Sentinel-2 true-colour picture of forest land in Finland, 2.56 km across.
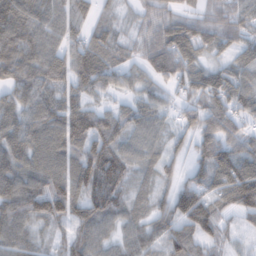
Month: February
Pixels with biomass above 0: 90%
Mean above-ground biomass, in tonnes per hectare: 71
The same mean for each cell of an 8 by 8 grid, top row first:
102 73 60 23 31 45 43 56
110 75 75 60 37 52 38 50
91 95 87 56 43 62 85 79
83 98 90 54 58 33 94 72
87 103 87 80 60 30 86 81
99 103 110 106 32 37 84 121
103 66 52 64 47 107 98 78
77 34 71 47 76 102 64 18
